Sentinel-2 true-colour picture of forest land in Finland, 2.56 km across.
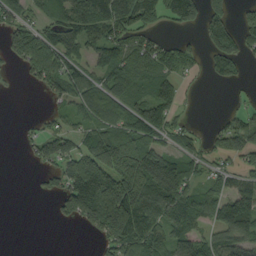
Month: September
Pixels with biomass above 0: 62%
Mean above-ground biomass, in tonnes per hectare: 69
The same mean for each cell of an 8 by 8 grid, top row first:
54 42 92 97 99 84 103 26
71 101 66 93 75 56 58 67
5 82 78 81 89 23 14 17
0 14 60 103 113 36 0 29
2 61 56 120 93 44 24 74
0 30 171 152 178 140 45 51
0 3 154 210 137 130 82 41
0 0 0 103 117 95 65 88
